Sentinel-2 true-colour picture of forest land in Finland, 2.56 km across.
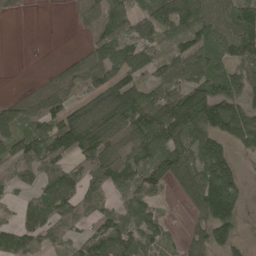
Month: May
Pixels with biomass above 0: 76%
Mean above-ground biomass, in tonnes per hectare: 88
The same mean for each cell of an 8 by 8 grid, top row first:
10 0 29 80 102 155 115 126
0 0 12 113 96 65 108 126
0 20 67 114 78 99 143 111
66 102 106 165 128 177 180 129
98 143 132 102 109 126 128 80
62 81 82 94 109 116 156 68
31 91 90 41 69 7 148 65
104 60 42 100 74 28 96 49
